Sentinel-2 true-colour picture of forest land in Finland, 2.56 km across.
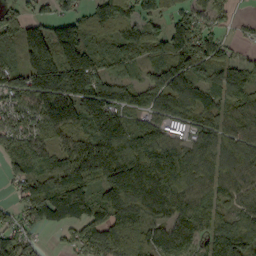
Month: September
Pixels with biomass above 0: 87%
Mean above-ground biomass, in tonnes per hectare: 128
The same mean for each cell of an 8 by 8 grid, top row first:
101 77 85 134 119 84 105 20
71 202 146 111 132 178 160 35
103 207 202 130 71 156 101 107
118 175 146 176 99 138 136 143
124 112 143 234 128 86 99 115
79 143 176 200 209 128 103 114
66 149 146 195 187 127 114 85
133 17 119 198 150 136 112 113
